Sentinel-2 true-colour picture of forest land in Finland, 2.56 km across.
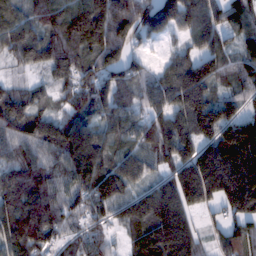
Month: February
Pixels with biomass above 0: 91%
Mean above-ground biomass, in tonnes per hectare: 138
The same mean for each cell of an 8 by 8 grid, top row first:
121 149 195 199 169 183 152 146
141 141 148 156 35 40 98 51
33 49 109 110 86 181 169 80
149 65 102 108 91 164 196 61
117 108 202 106 123 201 153 271
140 121 153 182 113 146 280 282
170 149 88 109 176 210 67 172
180 100 77 54 179 284 56 166
